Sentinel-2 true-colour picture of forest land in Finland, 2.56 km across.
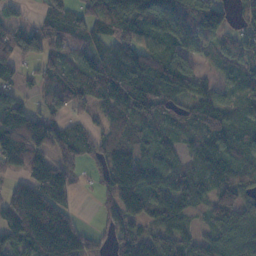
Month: November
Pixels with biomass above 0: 83%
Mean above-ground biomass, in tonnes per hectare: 78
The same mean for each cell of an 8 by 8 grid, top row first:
22 47 53 149 120 171 159 38
67 70 54 82 59 98 60 62
33 58 81 122 122 106 44 58
94 70 30 83 98 64 100 49
112 101 71 75 49 44 80 65
42 120 17 103 105 74 79 76
116 116 9 58 80 83 49 70
92 174 74 52 71 76 62 82
